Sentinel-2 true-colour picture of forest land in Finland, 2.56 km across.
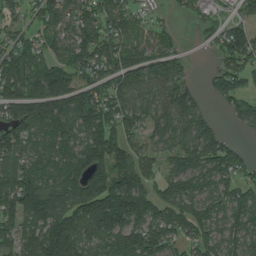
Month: July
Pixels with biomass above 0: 85%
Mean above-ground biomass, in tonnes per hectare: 112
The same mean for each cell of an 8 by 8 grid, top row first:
58 117 116 103 45 26 43 61
114 84 137 124 91 63 26 143
175 168 100 118 93 126 34 107
147 147 144 130 90 143 42 81
120 91 121 156 66 90 136 31
137 112 139 172 95 94 98 91
136 156 161 235 122 118 99 130
107 172 146 125 176 99 118 99
